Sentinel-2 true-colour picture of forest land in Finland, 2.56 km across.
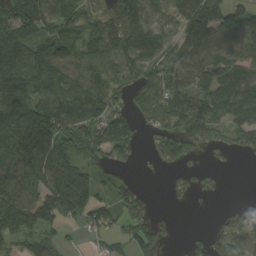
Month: August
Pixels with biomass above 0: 75%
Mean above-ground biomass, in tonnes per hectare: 121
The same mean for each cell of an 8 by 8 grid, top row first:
177 154 127 127 160 108 157 118
173 117 99 139 180 98 151 129
200 186 133 107 130 115 116 139
216 231 226 138 88 156 143 119
259 222 134 186 37 154 113 83
152 173 152 63 11 45 29 0
173 199 165 91 68 11 1 48
84 76 12 50 114 18 78 110
